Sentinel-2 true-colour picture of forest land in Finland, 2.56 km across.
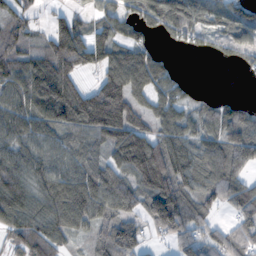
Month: November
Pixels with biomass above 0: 79%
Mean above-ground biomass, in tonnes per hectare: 94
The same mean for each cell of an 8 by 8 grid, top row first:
59 29 39 75 84 148 103 114
74 94 144 119 82 28 31 77
111 168 64 149 123 61 0 3
92 136 174 207 63 84 61 79
91 93 89 110 146 103 86 120
112 110 116 97 159 124 101 82
120 98 129 82 95 158 58 78
66 103 26 118 57 66 60 82
